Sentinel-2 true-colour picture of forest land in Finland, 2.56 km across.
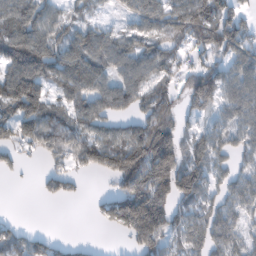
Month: February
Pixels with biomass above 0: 72%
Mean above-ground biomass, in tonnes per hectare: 91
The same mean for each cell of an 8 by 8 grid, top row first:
130 90 54 16 98 92 139 84
188 142 128 104 89 48 97 108
167 106 156 87 91 62 110 96
132 120 103 89 84 66 45 86
83 91 112 109 181 130 86 62
16 53 39 88 163 184 85 60
1 1 0 93 263 86 73 70
90 49 11 3 143 58 96 64
